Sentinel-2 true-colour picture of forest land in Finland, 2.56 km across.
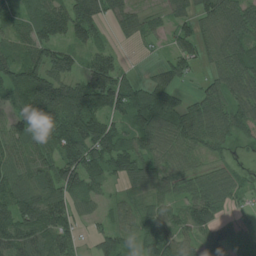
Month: July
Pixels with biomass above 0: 86%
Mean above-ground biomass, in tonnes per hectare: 74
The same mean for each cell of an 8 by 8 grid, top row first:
48 106 117 56 43 58 79 103
55 95 62 36 18 59 57 107
79 126 80 142 32 58 38 121
61 139 133 90 109 91 70 88
79 63 122 110 62 66 61 25
93 82 121 57 95 66 69 35
113 123 42 30 32 45 90 25
83 92 32 64 49 68 49 25
